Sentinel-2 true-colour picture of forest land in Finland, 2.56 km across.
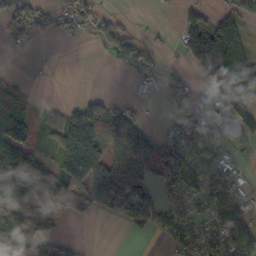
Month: October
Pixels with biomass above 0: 55%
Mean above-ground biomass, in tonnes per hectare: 65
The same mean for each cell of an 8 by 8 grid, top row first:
68 50 73 37 1 20 61 93
18 1 4 72 60 22 208 159
20 2 0 0 30 25 86 257
68 31 91 72 13 26 20 83
160 32 198 71 69 62 46 10
210 89 154 105 51 90 88 25
74 50 53 61 82 72 80 67
79 62 12 0 5 75 74 102
